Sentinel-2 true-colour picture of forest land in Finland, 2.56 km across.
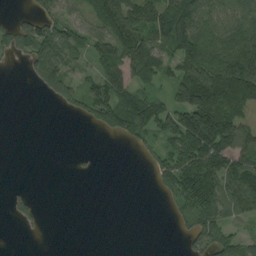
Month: August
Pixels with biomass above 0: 56%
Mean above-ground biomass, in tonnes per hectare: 64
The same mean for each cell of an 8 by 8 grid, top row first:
16 72 55 120 111 131 84 90
51 134 67 115 118 105 113 138
0 101 49 87 66 97 161 156
0 0 40 142 106 129 197 85
0 0 0 2 43 106 207 109
0 0 7 0 3 131 135 101
18 1 0 0 0 34 92 63
0 1 0 0 0 4 78 52
